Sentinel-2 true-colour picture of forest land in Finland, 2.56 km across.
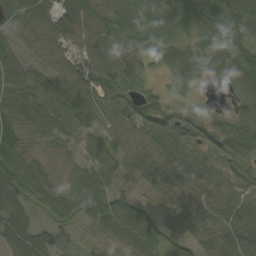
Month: September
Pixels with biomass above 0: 92%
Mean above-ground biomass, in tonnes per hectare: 57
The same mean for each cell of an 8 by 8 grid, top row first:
72 52 86 82 67 78 107 104
41 56 44 43 56 49 60 69
70 44 69 64 26 49 23 71
91 72 62 49 74 50 31 44
67 37 37 38 49 88 57 61
110 41 46 45 35 61 48 42
76 49 53 79 38 35 58 51
86 40 11 41 63 39 38 80
